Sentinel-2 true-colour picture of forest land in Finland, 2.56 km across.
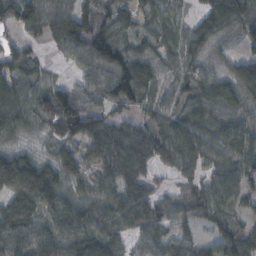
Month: October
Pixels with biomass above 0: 89%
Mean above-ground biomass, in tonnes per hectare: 81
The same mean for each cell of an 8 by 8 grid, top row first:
88 104 115 66 37 42 101 119
43 29 95 46 56 67 74 34
77 38 54 121 107 70 79 134
90 94 146 55 62 76 76 54
54 41 92 117 94 112 93 64
160 112 97 93 63 41 67 87
128 99 86 87 83 63 87 53
107 96 111 78 62 64 48 86
